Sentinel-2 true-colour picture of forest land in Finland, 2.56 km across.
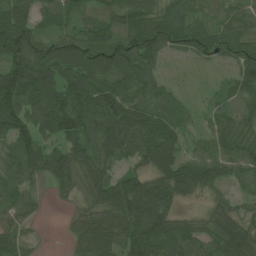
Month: June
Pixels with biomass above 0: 87%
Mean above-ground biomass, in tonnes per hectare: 77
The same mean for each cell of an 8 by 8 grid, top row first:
85 48 47 53 77 62 38 44
130 80 103 102 121 51 69 71
141 100 104 94 77 9 3 65
120 140 131 128 87 61 31 68
99 64 87 114 108 86 55 84
69 72 89 62 69 120 80 56
65 10 42 94 106 52 42 46
65 2 65 96 102 88 70 117
